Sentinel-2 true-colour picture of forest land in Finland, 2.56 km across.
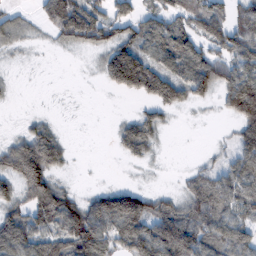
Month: February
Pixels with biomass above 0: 67%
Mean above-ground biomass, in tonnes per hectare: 70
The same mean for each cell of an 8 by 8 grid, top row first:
32 96 160 74 63 76 107 73
20 8 50 101 94 120 67 104
4 0 1 85 158 97 100 143
1 6 1 1 39 28 2 138
64 125 0 20 88 0 4 70
99 100 1 0 2 7 63 98
62 141 88 125 88 73 107 84
126 93 141 87 125 130 98 91
